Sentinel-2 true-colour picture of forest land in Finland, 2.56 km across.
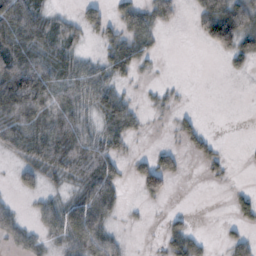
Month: November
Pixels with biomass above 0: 55%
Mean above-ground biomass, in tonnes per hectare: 32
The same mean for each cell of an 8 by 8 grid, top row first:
81 32 23 26 37 21 61 62
69 45 22 37 27 0 18 55
110 75 52 31 4 2 0 3
88 63 41 54 12 13 0 0
50 66 56 33 1 12 20 1
23 23 40 47 59 22 9 0
19 32 74 40 5 3 0 20
27 21 57 37 0 45 10 30
